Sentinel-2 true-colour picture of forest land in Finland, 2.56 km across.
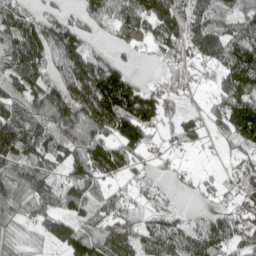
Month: April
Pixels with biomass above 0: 80%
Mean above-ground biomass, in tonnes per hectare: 85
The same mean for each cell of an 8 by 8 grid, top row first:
93 58 58 108 130 141 70 71
140 143 120 43 48 98 86 132
96 99 163 154 26 64 27 119
87 136 145 168 148 44 54 139
162 114 114 117 76 31 12 80
99 78 93 60 43 26 19 60
68 72 74 82 41 27 28 56
40 59 92 88 85 92 96 61
